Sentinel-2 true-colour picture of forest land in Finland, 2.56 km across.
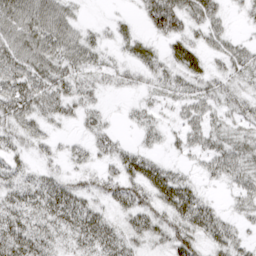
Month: March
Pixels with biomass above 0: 77%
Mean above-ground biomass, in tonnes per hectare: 31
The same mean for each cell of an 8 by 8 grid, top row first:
47 49 13 6 26 54 35 10
47 47 40 13 20 26 26 26
50 49 37 20 20 28 32 29
58 39 28 6 19 18 33 28
24 19 15 28 18 16 33 33
28 23 21 27 52 31 20 36
39 47 45 23 40 51 33 18
55 32 37 40 28 46 33 23
